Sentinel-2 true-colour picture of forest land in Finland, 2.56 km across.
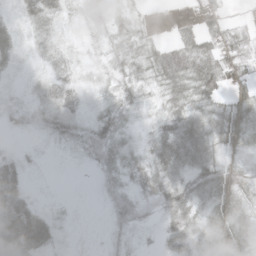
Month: May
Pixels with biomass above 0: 82%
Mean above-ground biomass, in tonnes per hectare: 27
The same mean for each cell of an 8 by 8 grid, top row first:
17 33 14 22 7 6 28 4
22 12 8 22 27 43 47 51
7 22 13 15 29 48 53 42
19 32 23 25 13 34 34 33
7 10 21 30 13 61 39 26
46 2 1 20 28 36 43 33
65 10 2 26 18 44 30 35
87 34 3 18 6 36 28 58
